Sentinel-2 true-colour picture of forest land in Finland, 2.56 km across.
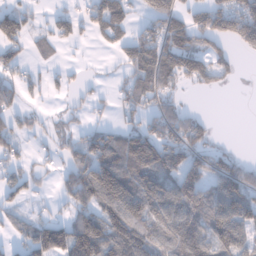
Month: January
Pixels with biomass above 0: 62%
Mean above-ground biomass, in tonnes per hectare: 80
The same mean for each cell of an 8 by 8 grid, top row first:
115 37 56 134 53 102 100 149
73 31 13 40 106 145 70 51
52 28 19 20 100 84 64 12
49 14 24 30 78 82 8 0
48 22 77 114 153 122 61 3
58 23 126 186 128 94 92 118
38 21 87 127 131 111 118 137
43 161 172 132 117 124 111 125
